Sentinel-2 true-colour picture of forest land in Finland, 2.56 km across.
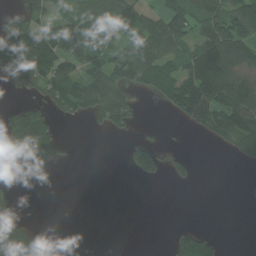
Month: August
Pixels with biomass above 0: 45%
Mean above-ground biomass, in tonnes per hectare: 53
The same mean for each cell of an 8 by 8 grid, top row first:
54 66 78 131 75 115 107 126
124 105 106 73 104 76 98 110
75 109 83 81 98 106 124 104
51 49 57 88 5 50 117 121
46 82 1 0 40 2 16 74
1 2 0 0 34 24 0 1
11 0 0 0 0 0 0 0
72 4 0 0 0 40 44 0
